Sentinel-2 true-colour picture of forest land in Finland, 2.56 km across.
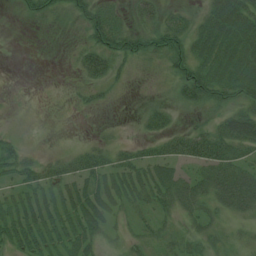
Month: July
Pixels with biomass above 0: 73%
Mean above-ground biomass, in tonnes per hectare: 30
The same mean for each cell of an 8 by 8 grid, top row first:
8 32 38 37 26 25 37 54
0 2 24 65 45 47 54 66
0 0 17 30 5 38 62 66
1 1 6 3 17 15 23 39
21 2 10 17 19 37 59 47
29 37 41 40 37 30 38 42
32 41 50 31 21 31 29 40
47 44 44 15 23 26 23 18
